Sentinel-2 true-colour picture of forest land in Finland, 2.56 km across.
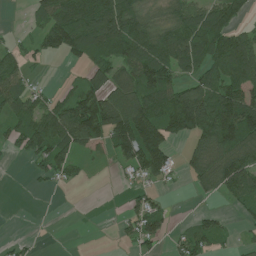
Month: July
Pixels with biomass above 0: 61%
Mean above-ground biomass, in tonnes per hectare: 85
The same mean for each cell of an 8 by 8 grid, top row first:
1 101 189 159 70 91 145 73
39 65 120 159 137 164 169 147
83 6 38 89 127 98 107 147
86 103 148 139 161 188 196 178
52 148 90 95 219 47 141 147
0 46 22 6 75 31 104 144
0 0 0 1 80 7 13 35
12 0 0 6 72 41 96 14
